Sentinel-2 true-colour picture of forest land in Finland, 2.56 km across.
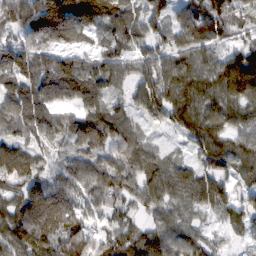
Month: February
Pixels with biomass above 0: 91%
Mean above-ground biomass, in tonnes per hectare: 84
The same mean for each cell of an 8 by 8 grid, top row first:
118 202 176 110 87 69 133 68
90 103 54 75 52 71 60 70
99 138 120 78 82 94 86 164
93 86 71 71 65 84 81 69
85 56 105 101 56 14 76 63
110 66 103 92 83 80 69 59
72 145 75 64 55 62 48 56
99 89 104 69 88 77 46 22
